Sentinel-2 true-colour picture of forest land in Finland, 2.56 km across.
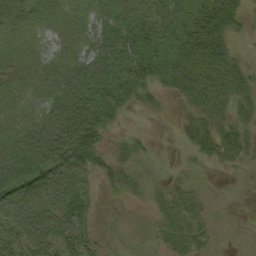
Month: September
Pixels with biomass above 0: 77%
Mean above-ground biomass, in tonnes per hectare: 39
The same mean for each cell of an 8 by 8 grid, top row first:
34 26 27 43 53 66 71 33
29 17 32 66 56 61 65 12
27 37 60 71 44 48 64 37
34 47 94 48 9 11 46 26
47 87 99 16 13 6 39 44
60 73 55 28 23 7 2 4
70 69 55 3 7 35 11 0
58 71 70 9 6 30 15 1
